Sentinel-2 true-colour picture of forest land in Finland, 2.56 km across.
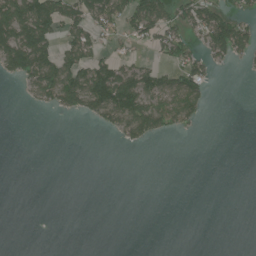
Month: June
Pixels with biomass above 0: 30%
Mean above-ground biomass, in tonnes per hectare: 36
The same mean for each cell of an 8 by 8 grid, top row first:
141 134 79 75 101 51 80 38
161 91 84 19 19 60 65 63
35 113 110 147 91 69 45 1
0 18 53 97 118 91 14 0
0 0 0 4 30 0 0 0
0 0 0 0 0 0 0 0
0 0 0 0 0 0 0 0
0 0 0 0 0 0 0 0
